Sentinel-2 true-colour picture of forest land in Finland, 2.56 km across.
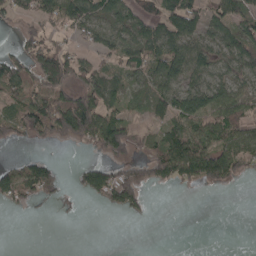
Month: April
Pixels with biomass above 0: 57%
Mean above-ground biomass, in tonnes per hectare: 59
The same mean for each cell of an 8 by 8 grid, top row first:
52 76 97 69 66 95 66 92
40 91 38 67 88 88 64 83
105 123 79 51 51 67 56 52
58 143 182 67 25 86 103 73
20 24 40 105 22 86 89 94
94 89 48 106 78 84 97 41
27 11 11 54 32 0 0 0
0 0 0 0 0 0 0 0
